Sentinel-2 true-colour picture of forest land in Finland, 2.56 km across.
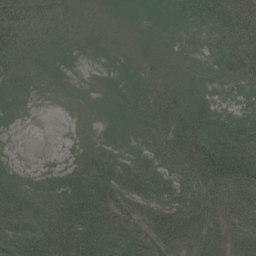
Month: July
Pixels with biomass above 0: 92%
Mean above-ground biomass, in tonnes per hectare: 32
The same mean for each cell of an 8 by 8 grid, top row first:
38 16 12 14 10 24 38 55
30 16 11 9 13 13 17 47
21 10 4 11 18 21 17 31
10 1 4 14 25 37 26 21
2 0 7 18 21 52 76 61
18 12 37 48 38 43 79 81
33 31 54 49 45 75 63 68
38 53 64 44 42 63 55 65
